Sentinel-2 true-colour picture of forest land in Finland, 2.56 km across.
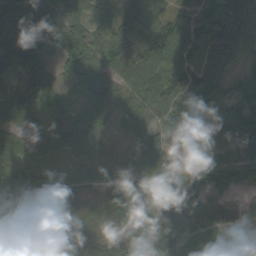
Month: September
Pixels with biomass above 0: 90%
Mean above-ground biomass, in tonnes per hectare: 57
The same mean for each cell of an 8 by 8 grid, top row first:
78 72 53 47 68 50 65 65
75 70 73 70 71 82 79 59
32 57 63 51 80 77 78 33
68 47 38 37 51 88 85 66
61 37 71 28 54 55 68 73
51 49 47 48 62 43 65 72
43 45 29 50 59 36 45 36
49 35 44 39 53 41 52 66
